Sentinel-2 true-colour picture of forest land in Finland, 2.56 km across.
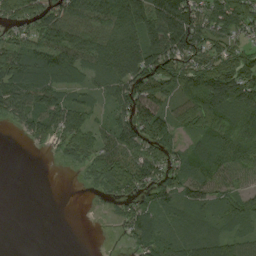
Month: August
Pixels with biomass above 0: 78%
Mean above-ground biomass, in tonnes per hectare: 70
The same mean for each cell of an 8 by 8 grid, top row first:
96 99 122 118 112 132 89 107
73 86 97 120 113 108 78 67
106 92 57 85 110 114 138 147
58 82 74 47 110 80 115 82
2 34 84 73 79 50 59 75
0 0 12 92 85 67 69 49
0 0 0 17 70 60 57 56
0 0 0 2 61 63 76 60
